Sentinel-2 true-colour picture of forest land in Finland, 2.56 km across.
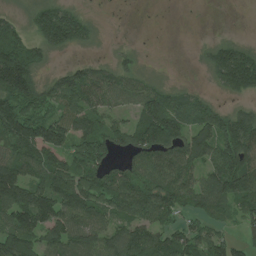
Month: July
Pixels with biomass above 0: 76%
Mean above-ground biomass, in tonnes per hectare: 96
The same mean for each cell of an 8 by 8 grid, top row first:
29 129 66 0 0 0 0 0
176 95 49 12 4 0 45 76
267 48 104 78 43 8 30 159
153 94 97 61 136 130 85 64
133 163 100 90 149 126 141 172
136 136 134 91 103 131 101 184
175 152 134 106 128 102 103 86
160 105 101 105 95 97 98 38
